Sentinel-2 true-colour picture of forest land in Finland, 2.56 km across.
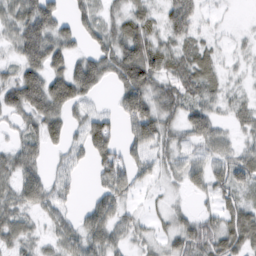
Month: February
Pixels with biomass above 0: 78%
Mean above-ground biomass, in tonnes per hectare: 45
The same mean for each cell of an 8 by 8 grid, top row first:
53 71 40 31 33 77 10 1
46 87 29 63 78 43 28 9
58 74 77 40 87 56 47 10
51 73 30 29 82 47 43 30
30 40 35 64 62 38 50 28
52 30 13 68 27 27 59 59
47 34 18 55 11 17 19 55
43 21 51 53 20 50 71 72
